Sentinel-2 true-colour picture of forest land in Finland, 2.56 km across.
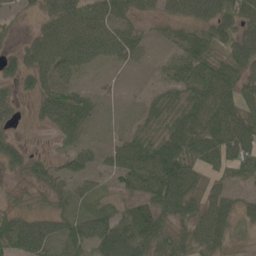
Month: May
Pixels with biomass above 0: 77%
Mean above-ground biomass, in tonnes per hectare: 50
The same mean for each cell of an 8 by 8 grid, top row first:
14 46 68 64 29 38 66 68
22 75 74 62 28 34 61 66
36 47 22 7 2 48 84 65
23 45 61 5 26 65 84 72
27 4 27 27 71 88 95 98
14 42 35 37 101 113 36 42
26 23 22 28 72 73 59 44
72 60 59 94 77 54 75 19
